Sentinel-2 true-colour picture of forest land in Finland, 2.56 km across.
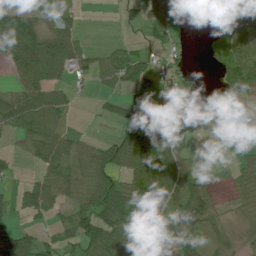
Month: July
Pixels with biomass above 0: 61%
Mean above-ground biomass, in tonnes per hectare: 46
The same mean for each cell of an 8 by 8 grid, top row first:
79 38 16 0 52 51 8 41
89 97 55 26 15 17 14 37
36 81 14 49 58 47 1 63
74 90 4 34 65 29 13 3
12 104 34 44 71 55 6 60
13 58 49 52 67 53 10 29
49 69 57 88 65 60 53 22
92 19 72 73 71 80 34 18
